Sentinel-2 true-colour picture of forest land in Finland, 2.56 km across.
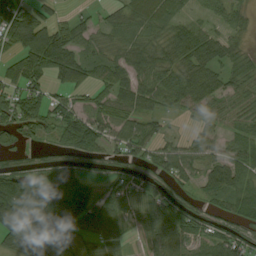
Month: August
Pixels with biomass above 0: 79%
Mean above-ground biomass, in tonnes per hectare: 61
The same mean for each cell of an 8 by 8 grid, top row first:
105 44 23 30 68 44 27 32
73 135 58 40 54 68 65 28
61 51 74 60 54 72 72 56
90 74 73 68 56 38 60 53
46 30 121 54 77 36 43 61
93 58 56 50 58 65 60 71
110 78 85 60 61 81 39 70
58 38 21 35 42 85 68 65
